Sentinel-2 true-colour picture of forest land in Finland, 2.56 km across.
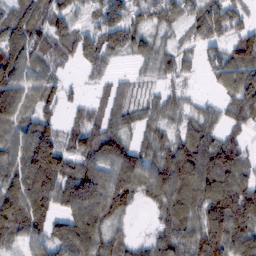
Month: February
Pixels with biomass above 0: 85%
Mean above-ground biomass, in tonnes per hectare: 86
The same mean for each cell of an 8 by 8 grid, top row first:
102 119 39 100 73 69 105 56
123 89 95 103 71 50 54 91
118 70 18 37 26 55 27 142
98 53 34 56 59 55 37 81
84 106 82 126 63 85 95 66
96 130 132 110 110 137 119 93
145 83 136 111 32 98 118 138
60 90 138 65 34 92 136 116
